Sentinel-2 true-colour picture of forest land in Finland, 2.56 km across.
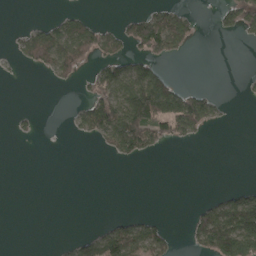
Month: April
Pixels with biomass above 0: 28%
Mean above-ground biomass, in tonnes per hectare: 40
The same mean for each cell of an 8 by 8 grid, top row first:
0 7 33 2 65 85 3 67
24 123 112 52 73 60 0 2
2 12 28 102 142 32 0 4
8 0 39 132 182 146 80 0
2 0 4 67 99 26 2 0
0 0 0 0 0 0 0 0
0 0 0 0 0 0 52 135
0 0 41 107 102 16 106 195
